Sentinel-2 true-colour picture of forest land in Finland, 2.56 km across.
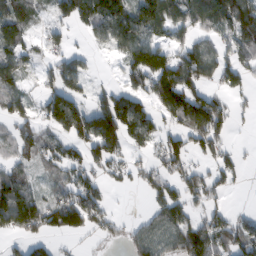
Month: February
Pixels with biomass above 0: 64%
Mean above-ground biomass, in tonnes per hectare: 83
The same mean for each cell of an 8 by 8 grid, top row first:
110 26 70 154 144 91 112 161
90 48 15 54 154 82 81 94
101 35 71 11 104 198 79 74
88 97 127 143 101 131 164 16
82 70 79 103 70 74 87 11
104 35 67 43 48 62 60 32
214 112 160 31 13 83 54 9
33 52 17 26 78 110 147 109
